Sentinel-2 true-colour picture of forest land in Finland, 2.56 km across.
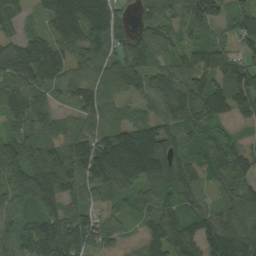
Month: September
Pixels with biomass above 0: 91%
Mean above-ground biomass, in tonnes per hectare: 103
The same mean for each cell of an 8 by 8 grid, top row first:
95 13 65 104 71 83 152 115
81 121 76 81 111 62 119 64
112 109 87 73 92 125 122 118
124 61 93 59 47 111 131 73
118 91 113 184 222 91 99 58
130 145 141 173 151 112 73 109
87 111 97 63 62 84 77 109
99 169 132 50 61 139 129 141
